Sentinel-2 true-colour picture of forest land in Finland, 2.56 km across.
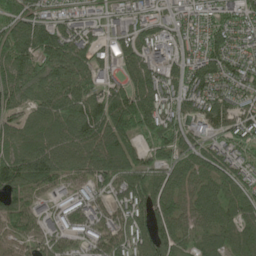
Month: June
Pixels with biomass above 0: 87%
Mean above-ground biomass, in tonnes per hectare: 103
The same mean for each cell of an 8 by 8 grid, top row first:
98 82 57 50 67 57 70 113
157 148 108 86 96 87 119 89
118 107 103 62 121 96 135 114
73 127 157 172 178 93 145 101
113 128 129 149 76 131 67 77
159 128 76 108 120 77 95 94
111 40 87 79 135 91 99 113
64 78 66 100 118 104 81 103
